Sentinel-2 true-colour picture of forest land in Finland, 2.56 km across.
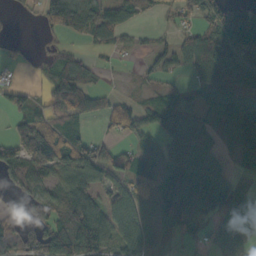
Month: October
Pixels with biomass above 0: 70%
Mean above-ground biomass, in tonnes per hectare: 56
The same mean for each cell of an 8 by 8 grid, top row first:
4 62 100 56 17 20 56 93
13 13 15 28 16 46 114 144
11 37 69 5 19 15 87 84
48 45 59 42 56 78 55 89
46 78 56 22 27 79 41 79
36 55 81 38 66 105 113 36
22 58 83 46 43 124 86 60
71 57 96 54 44 35 47 94
